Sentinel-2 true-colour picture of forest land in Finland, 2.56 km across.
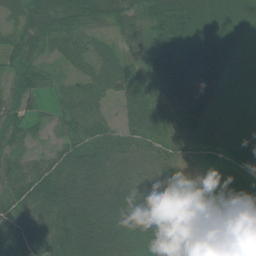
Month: July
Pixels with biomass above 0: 94%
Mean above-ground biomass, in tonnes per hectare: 68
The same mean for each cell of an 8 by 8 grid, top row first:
33 66 70 57 58 110 100 84
48 33 50 41 48 96 95 91
46 24 39 59 43 100 93 87
42 19 64 19 85 68 96 79
38 19 69 70 63 45 68 86
63 96 100 89 66 44 18 60
68 99 103 97 83 92 36 92
72 96 113 95 71 79 50 63
